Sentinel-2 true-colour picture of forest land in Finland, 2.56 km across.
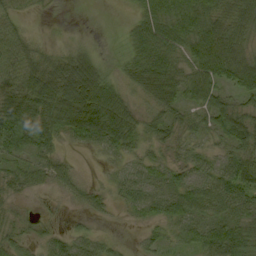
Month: September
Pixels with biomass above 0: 82%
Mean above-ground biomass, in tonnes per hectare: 46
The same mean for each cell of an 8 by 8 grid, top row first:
33 6 0 0 32 50 59 72
68 17 22 5 49 45 39 63
76 109 158 39 61 57 59 40
101 90 152 108 39 36 48 57
45 41 26 56 35 32 26 53
38 38 17 16 40 38 31 66
17 9 19 18 41 54 43 48
40 36 39 16 19 21 66 62
